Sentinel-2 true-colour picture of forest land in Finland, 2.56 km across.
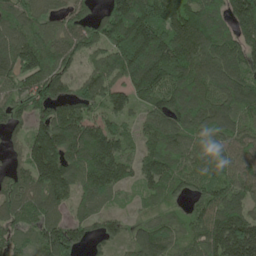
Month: May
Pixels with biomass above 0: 92%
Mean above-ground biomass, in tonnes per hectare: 145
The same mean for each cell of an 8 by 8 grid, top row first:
157 101 118 182 231 205 174 163
180 166 139 175 263 234 193 144
135 173 97 136 210 168 178 155
113 133 128 104 89 172 171 145
54 207 217 155 97 133 161 132
99 182 170 162 113 126 140 127
136 129 88 56 46 52 147 138
80 172 101 76 124 88 186 237
